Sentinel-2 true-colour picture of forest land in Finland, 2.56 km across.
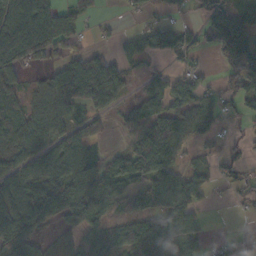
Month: October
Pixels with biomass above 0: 67%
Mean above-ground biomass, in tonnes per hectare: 69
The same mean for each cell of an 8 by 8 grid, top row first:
108 101 52 5 28 26 78 79
131 109 24 26 59 66 49 179
45 54 140 120 34 47 24 78
68 80 55 43 59 69 59 38
73 76 95 10 109 87 34 16
83 90 98 91 107 74 26 40
97 76 101 75 96 119 18 10
103 29 69 68 108 132 28 40
